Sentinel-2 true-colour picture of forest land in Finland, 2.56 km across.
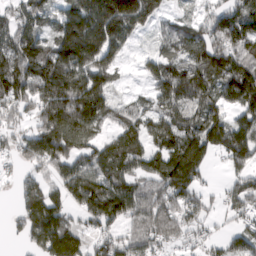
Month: March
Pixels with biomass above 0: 81%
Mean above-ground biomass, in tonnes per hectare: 110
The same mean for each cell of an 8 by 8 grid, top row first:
78 71 191 237 141 31 74 126
114 100 223 133 11 76 129 112
176 189 211 83 37 183 159 163
70 189 234 83 70 119 106 88
62 121 141 106 118 135 130 142
28 49 87 141 98 192 41 71
39 140 51 131 122 118 41 78
20 146 56 68 123 73 46 86
